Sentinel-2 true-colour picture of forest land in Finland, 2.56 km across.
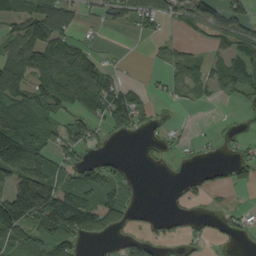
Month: September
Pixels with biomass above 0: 54%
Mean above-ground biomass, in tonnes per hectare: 50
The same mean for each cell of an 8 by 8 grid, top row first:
71 111 33 41 59 34 80 64
77 101 47 3 2 32 21 68
95 99 134 43 7 32 52 86
122 59 54 88 33 6 1 7
193 54 47 7 7 11 8 17
86 82 58 47 1 3 12 23
155 140 138 87 9 7 5 13
54 69 44 16 27 16 12 9
